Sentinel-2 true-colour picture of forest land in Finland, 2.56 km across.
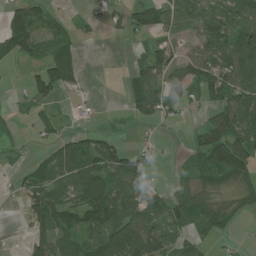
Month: July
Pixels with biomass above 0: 59%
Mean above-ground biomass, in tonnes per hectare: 53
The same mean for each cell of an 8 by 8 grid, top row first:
73 40 9 19 57 57 75 69
89 62 21 0 24 34 76 99
2 98 32 0 73 66 77 85
13 20 8 0 60 30 36 92
18 19 71 56 15 2 111 99
20 58 87 89 61 21 63 80
4 100 83 95 82 81 67 31
1 81 70 136 127 57 27 6
